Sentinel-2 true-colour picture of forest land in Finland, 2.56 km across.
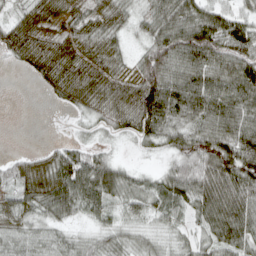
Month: April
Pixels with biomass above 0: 85%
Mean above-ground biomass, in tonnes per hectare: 64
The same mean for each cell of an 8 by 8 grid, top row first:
46 54 55 61 54 98 90 61
65 63 63 53 52 98 105 99
0 53 69 60 86 98 92 109
0 1 29 58 112 94 100 100
0 10 34 17 37 62 91 107
50 68 94 91 30 78 107 111
61 67 55 40 49 58 101 118
60 54 40 49 41 34 48 76
